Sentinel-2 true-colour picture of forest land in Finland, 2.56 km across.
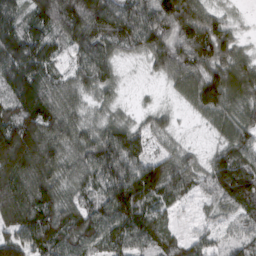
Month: March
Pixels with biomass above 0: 93%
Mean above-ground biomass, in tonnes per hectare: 93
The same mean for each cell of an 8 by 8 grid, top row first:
82 121 172 143 112 166 92 16
120 89 101 87 91 96 144 57
133 85 72 59 10 77 133 114
125 112 58 43 26 23 87 91
185 106 78 108 56 35 24 95
126 92 70 100 131 100 89 149
136 112 81 125 108 41 35 86
102 129 111 105 87 68 58 70
